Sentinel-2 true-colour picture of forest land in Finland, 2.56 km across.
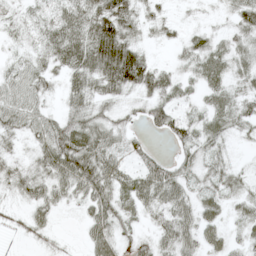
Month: May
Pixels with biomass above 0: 82%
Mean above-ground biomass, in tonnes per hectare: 32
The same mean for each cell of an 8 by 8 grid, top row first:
21 28 55 81 23 7 4 31
17 40 63 94 21 13 33 23
40 28 38 65 55 28 39 21
49 24 32 20 24 30 29 23
11 51 69 36 17 28 27 7
23 40 73 50 43 37 25 20
11 33 18 43 29 53 29 21
7 11 8 45 15 52 29 20
